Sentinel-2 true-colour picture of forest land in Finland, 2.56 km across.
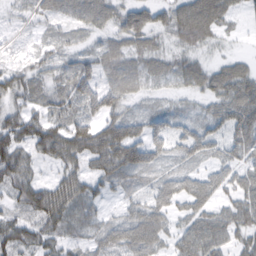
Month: February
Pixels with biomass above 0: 83%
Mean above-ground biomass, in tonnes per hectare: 50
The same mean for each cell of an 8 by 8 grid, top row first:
11 29 44 44 16 50 88 16
10 23 20 45 46 33 26 3
46 31 67 46 31 29 61 80
50 47 51 56 34 34 34 89
79 84 90 116 98 50 70 69
67 17 51 64 41 50 46 47
40 95 43 13 64 43 52 72
70 50 30 63 95 43 83 39
